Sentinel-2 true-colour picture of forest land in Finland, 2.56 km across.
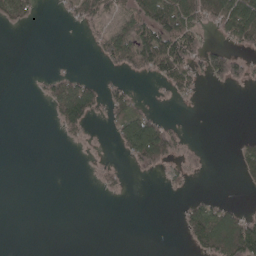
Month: May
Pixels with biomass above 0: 31%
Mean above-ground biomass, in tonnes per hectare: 34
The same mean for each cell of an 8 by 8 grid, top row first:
54 0 43 33 92 119 76 153
0 0 0 73 117 132 48 38
0 26 43 15 8 80 29 30
0 18 138 46 52 2 0 0
0 0 10 13 171 50 2 20
0 0 0 22 6 25 2 23
0 0 0 0 0 6 71 28
0 0 0 0 0 1 117 172
